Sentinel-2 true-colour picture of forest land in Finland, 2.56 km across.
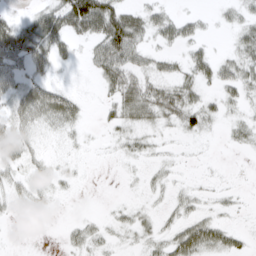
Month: April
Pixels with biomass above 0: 55%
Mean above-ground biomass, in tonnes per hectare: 21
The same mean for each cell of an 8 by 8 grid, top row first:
14 46 86 66 29 19 7 18
59 46 10 70 32 19 13 25
31 23 1 39 34 29 23 34
30 51 21 18 42 43 27 13
32 10 6 7 15 4 3 12
19 22 4 0 7 7 3 1
9 7 0 6 8 14 10 6
0 0 16 9 14 31 40 13
